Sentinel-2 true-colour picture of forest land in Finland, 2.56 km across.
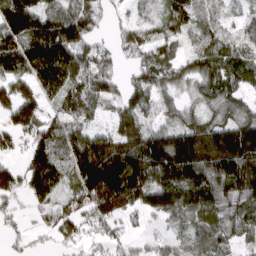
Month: March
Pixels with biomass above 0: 84%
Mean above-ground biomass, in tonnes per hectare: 119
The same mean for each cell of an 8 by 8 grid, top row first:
210 132 145 53 49 98 49 40
158 234 155 67 116 49 84 75
121 179 159 100 104 95 105 96
143 79 99 67 89 61 79 86
62 147 174 151 184 211 217 269
102 197 164 259 183 212 173 227
50 85 110 151 107 129 134 119
35 29 70 58 35 45 67 66
